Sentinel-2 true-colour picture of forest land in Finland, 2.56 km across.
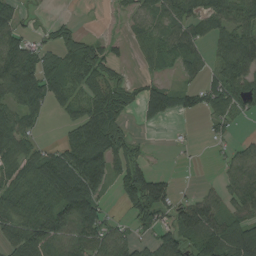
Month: August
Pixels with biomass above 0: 68%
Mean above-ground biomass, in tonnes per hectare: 62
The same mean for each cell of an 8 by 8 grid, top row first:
44 7 2 10 54 71 75 82
91 45 74 30 26 62 42 103
138 84 59 53 27 22 42 78
67 34 61 70 43 54 52 36
81 22 96 102 14 7 16 29
60 92 115 63 99 11 2 81
98 91 138 16 91 69 82 60
88 102 75 76 34 86 98 118
